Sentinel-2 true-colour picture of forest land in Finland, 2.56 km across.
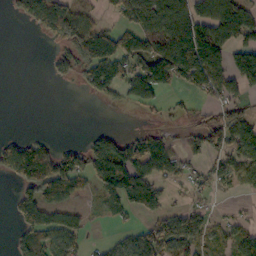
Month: October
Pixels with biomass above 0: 53%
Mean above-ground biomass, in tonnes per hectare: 72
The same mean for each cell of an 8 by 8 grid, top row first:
23 130 87 32 104 126 120 140
0 11 105 109 93 158 191 115
0 10 43 99 151 88 136 104
0 0 0 5 20 18 41 70
54 38 29 104 97 39 94 97
72 175 113 171 138 54 49 69
60 88 24 49 94 33 29 6
39 80 46 18 79 126 69 74
